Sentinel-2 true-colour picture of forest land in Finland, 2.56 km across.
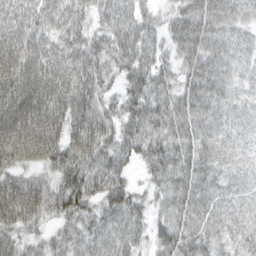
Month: March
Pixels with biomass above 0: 95%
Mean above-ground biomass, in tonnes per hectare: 73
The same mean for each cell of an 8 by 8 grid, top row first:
88 90 71 65 51 57 111 72
98 73 70 65 69 52 87 62
104 110 93 35 76 47 97 48
107 114 87 42 85 82 83 55
118 108 94 62 83 73 71 59
53 44 89 75 27 71 78 71
104 66 67 62 37 62 85 77
48 32 45 62 38 84 79 78
